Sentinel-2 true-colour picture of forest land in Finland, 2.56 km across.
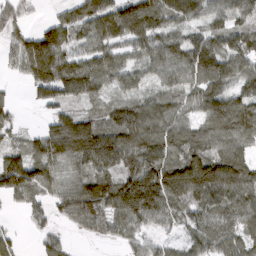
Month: March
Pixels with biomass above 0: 85%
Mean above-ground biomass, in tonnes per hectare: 88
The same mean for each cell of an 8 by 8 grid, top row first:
55 15 82 128 156 88 67 64
60 149 55 82 70 95 120 91
17 132 143 69 44 68 119 83
24 39 60 85 117 71 99 112
30 114 166 141 143 103 91 83
145 77 75 95 161 172 176 127
17 44 139 109 148 72 100 102
32 39 13 32 45 34 91 78
